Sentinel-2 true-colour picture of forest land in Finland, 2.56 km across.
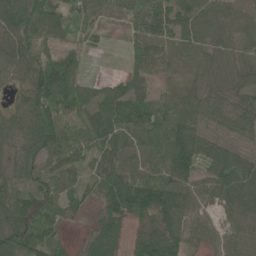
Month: June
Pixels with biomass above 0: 88%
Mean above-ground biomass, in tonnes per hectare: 64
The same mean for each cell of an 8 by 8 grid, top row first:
104 126 75 26 72 76 69 45
71 62 55 4 65 35 54 48
50 134 63 33 53 11 40 43
49 110 54 72 72 67 57 63
51 84 52 75 74 98 70 40
44 57 29 76 74 81 57 99
104 67 29 70 90 84 45 76
109 61 17 82 68 76 38 61
